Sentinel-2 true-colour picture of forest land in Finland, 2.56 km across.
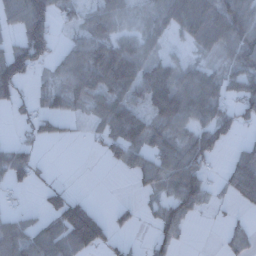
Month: December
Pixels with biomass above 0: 63%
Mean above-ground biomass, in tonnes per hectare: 56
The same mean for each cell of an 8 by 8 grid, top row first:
71 99 35 65 36 77 99 95
69 84 57 78 50 14 50 84
106 22 71 97 75 76 62 60
25 56 23 85 57 99 77 61
44 25 5 67 79 64 100 24
68 12 1 2 58 87 40 87
15 16 102 13 19 86 23 22
80 98 99 41 8 38 0 31
